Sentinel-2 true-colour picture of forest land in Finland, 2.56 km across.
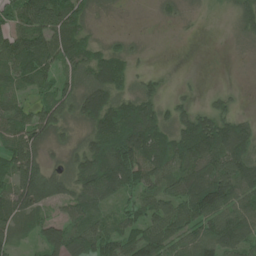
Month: June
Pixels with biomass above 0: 76%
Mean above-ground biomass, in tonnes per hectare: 70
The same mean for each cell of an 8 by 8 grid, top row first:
60 127 68 7 0 14 3 54
96 93 95 42 7 0 0 4
68 45 62 118 30 3 0 0
58 73 65 129 105 47 58 26
76 48 42 142 140 122 172 125
97 80 84 115 96 86 108 124
85 61 84 34 78 87 113 90
48 86 112 71 79 65 86 94
